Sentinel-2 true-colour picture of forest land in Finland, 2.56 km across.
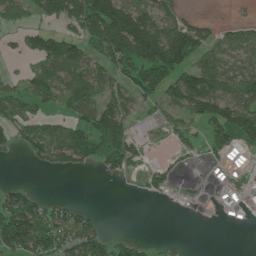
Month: June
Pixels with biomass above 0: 56%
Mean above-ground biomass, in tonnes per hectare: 65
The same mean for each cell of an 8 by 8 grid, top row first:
42 91 161 226 112 60 9 7
19 86 77 154 191 211 77 80
24 74 85 70 119 108 125 95
47 29 66 113 31 41 101 138
43 84 95 140 31 28 45 79
0 5 8 30 26 20 6 22
122 53 30 0 0 5 5 24
142 95 117 45 15 5 0 0
